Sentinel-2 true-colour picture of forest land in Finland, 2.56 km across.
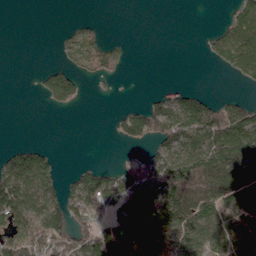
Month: April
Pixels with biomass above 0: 49%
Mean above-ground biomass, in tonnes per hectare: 69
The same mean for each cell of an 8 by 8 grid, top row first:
0 0 7 0 0 0 0 58
0 0 165 69 0 0 19 87
0 78 69 28 0 0 0 29
0 12 7 12 87 142 144 97
22 12 0 6 64 103 112 158
153 87 61 65 111 170 194 145
133 131 121 120 96 170 117 104
83 122 102 184 126 68 86 84
